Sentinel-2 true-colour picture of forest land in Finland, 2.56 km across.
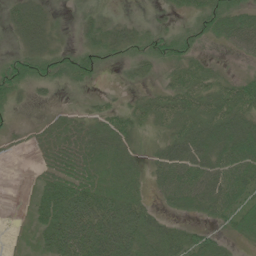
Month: June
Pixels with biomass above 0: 70%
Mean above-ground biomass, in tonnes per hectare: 34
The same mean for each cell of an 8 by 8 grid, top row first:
35 25 12 13 5 13 46 45
14 30 22 34 26 34 9 35
37 24 18 1 13 33 32 26
11 7 11 26 28 52 47 51
7 23 40 43 15 48 51 58
1 24 41 31 23 63 61 60
0 55 85 73 44 23 38 47
2 48 91 105 52 52 35 17
